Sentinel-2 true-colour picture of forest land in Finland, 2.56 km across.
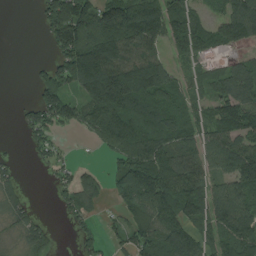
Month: August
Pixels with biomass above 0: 71%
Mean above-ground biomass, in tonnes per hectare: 93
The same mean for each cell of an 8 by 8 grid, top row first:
0 115 154 156 173 123 54 129
0 34 195 179 123 81 82 46
0 113 144 198 208 82 69 94
20 134 84 198 129 98 75 136
3 54 4 100 121 96 103 90
29 18 60 55 173 149 92 134
48 5 66 20 110 143 124 132
21 40 41 28 101 156 88 145
